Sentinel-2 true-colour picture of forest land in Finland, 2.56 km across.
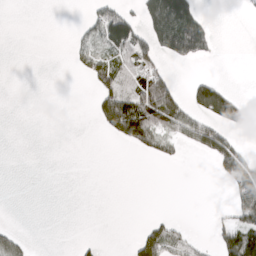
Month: March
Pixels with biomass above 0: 25%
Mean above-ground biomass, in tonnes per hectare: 29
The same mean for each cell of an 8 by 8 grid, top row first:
0 0 4 78 48 143 16 1
0 0 21 70 72 88 38 0
0 0 5 63 103 38 37 0
0 0 0 93 131 100 70 54
0 0 0 7 39 23 69 22
0 0 0 0 0 0 1 60
0 0 0 0 0 0 2 70
34 0 7 0 60 47 11 135
